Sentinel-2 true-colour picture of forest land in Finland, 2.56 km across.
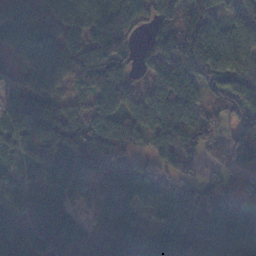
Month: November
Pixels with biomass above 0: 84%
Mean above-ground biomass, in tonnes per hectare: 88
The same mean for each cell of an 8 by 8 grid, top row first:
90 77 84 112 65 82 101 53
60 100 121 158 39 145 130 64
25 63 120 127 31 120 87 112
112 86 70 116 112 129 56 72
92 126 139 93 47 107 73 95
60 111 97 123 103 76 36 16
59 55 27 94 51 94 117 112
120 59 40 110 86 84 100 106
